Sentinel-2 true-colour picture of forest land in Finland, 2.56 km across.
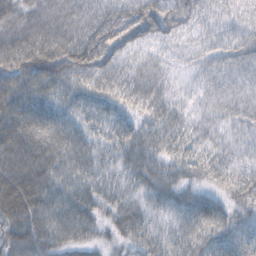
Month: October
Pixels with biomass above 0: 94%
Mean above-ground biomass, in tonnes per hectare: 45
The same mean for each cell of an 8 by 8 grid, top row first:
70 50 45 53 68 55 27 28
82 86 79 62 29 17 28 46
63 72 46 41 36 13 20 25
70 50 34 30 33 29 20 29
76 70 45 35 45 38 26 23
71 59 47 31 39 34 29 36
85 58 52 34 30 31 50 40
67 61 39 24 41 37 42 40
